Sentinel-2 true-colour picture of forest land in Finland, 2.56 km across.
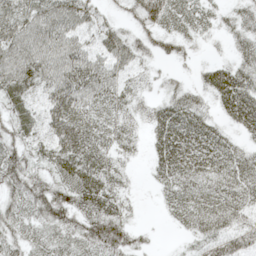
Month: May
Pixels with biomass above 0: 84%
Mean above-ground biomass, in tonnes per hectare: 45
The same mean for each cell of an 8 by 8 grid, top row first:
54 64 51 18 66 46 27 32
66 67 48 53 33 29 10 27
65 56 66 46 17 15 34 53
29 49 55 43 27 56 26 61
49 57 65 39 20 66 54 26
73 50 71 45 6 58 49 55
46 75 60 52 6 40 52 47
37 37 50 74 15 4 41 50
